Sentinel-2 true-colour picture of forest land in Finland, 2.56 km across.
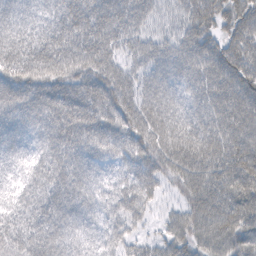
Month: February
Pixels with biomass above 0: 96%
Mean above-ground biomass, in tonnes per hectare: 62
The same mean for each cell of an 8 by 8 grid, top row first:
54 45 63 68 51 42 65 69
69 72 66 57 54 56 59 62
79 75 69 76 53 59 69 75
75 73 73 70 70 62 64 79
52 58 63 61 66 72 71 78
39 66 60 33 60 56 72 82
51 70 62 57 40 31 76 75
58 78 52 48 25 57 71 76
